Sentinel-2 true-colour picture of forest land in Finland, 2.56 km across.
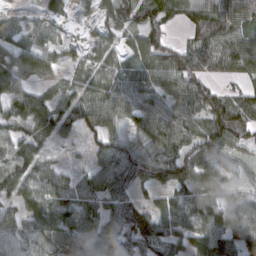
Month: March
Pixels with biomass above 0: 86%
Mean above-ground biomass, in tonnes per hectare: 80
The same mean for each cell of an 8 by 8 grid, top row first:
28 50 17 78 99 83 89 79
66 73 37 44 94 60 98 94
85 53 55 66 65 105 59 41
98 106 99 94 100 89 110 98
92 51 23 88 76 110 127 77
116 80 42 120 96 108 86 39
56 85 84 85 56 75 83 72
85 97 106 92 107 65 117 97
